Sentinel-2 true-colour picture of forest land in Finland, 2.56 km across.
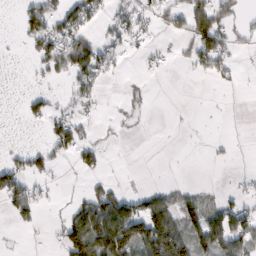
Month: February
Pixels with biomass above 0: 36%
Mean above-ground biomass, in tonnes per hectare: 34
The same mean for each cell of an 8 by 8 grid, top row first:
17 73 71 31 33 33 86 18
3 67 66 36 14 11 78 10
0 18 58 9 5 0 18 6
2 41 21 3 7 0 0 0
1 30 54 2 0 0 3 0
59 24 15 8 1 0 0 4
46 8 59 114 75 72 54 43
1 5 115 147 125 122 90 73
